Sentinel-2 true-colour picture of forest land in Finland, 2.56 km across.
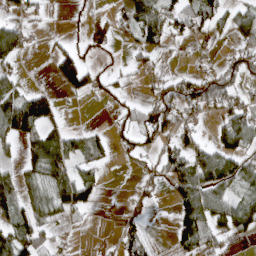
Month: April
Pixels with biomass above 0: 50%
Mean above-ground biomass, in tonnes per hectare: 49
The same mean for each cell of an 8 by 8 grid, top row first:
34 12 7 30 92 71 75 55
93 13 31 16 53 10 13 44
41 7 100 33 15 41 64 44
139 88 1 19 44 62 35 75
48 100 45 37 43 62 41 67
39 90 66 1 26 77 90 59
62 48 67 5 36 52 107 75
107 31 3 7 62 50 71 18
